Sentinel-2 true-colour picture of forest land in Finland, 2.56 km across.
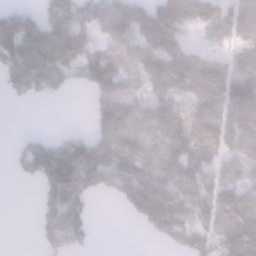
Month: January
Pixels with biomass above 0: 70%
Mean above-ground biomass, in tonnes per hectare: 95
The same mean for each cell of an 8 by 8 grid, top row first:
92 116 107 152 164 172 88 85
131 161 132 80 99 116 42 75
87 105 71 121 82 141 144 139
0 0 0 122 85 90 116 126
27 90 113 119 74 165 102 95
26 128 167 119 87 152 96 68
0 90 83 4 138 119 105 112
0 74 60 0 7 78 112 200
